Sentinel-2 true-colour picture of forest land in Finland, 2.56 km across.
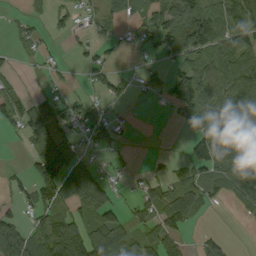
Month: September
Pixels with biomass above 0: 57%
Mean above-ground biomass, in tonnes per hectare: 56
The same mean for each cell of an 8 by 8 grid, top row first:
10 28 32 39 49 108 112 131
17 13 22 21 26 91 99 99
17 19 9 45 20 84 89 111
66 55 58 17 0 54 102 78
3 66 30 38 0 0 118 78
19 88 81 23 15 38 61 104
30 76 69 76 46 96 22 28
142 120 137 87 80 74 32 0
